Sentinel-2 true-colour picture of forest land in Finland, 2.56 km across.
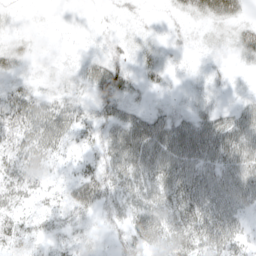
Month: May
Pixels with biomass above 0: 64%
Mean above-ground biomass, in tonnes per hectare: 24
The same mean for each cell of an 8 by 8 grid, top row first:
3 0 0 4 5 9 27 22
17 1 1 15 12 6 7 30
14 7 16 53 16 4 7 2
43 37 25 31 18 15 19 25
28 37 16 35 59 55 50 45
31 15 28 34 42 50 34 40
22 13 38 26 36 39 46 29
24 14 14 10 36 34 37 24
